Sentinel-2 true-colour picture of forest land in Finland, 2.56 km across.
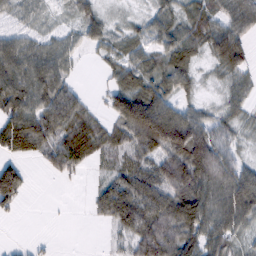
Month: February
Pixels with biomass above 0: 76%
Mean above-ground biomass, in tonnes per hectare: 57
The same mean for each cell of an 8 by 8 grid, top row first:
29 16 38 14 28 48 55 64
72 51 37 41 51 84 58 71
96 100 13 36 72 80 10 42
91 101 72 66 124 79 28 34
101 68 96 50 83 69 102 26
41 14 17 41 67 102 108 69
34 0 1 106 97 94 62 101
5 4 0 16 85 91 72 44
